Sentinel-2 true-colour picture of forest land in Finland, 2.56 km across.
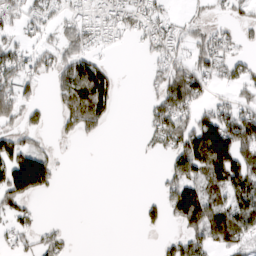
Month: March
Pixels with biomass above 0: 50%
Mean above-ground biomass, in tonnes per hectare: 48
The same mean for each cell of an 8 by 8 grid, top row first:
39 33 24 31 45 13 15 21
45 28 57 7 18 38 61 21
68 28 151 51 10 87 46 47
79 23 148 39 15 93 47 62
48 12 12 0 9 69 192 123
121 64 0 0 0 72 106 95
53 0 0 0 23 97 122 81
27 32 0 0 1 48 89 59
